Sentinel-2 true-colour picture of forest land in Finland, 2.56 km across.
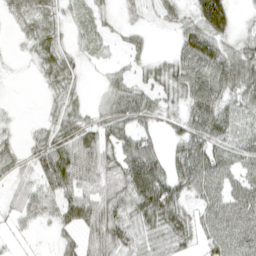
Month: April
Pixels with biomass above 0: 78%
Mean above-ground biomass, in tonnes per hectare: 41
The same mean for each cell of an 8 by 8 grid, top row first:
39 35 15 11 21 27 78 9
5 37 15 12 16 23 62 37
2 22 16 23 28 45 68 61
2 10 23 53 56 22 69 49
17 59 64 53 61 31 73 49
26 69 65 49 100 62 74 48
26 32 69 59 73 58 51 64
10 4 35 65 46 52 43 62
